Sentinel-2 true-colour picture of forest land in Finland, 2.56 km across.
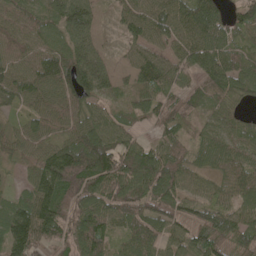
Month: May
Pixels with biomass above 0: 91%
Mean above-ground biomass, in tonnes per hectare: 90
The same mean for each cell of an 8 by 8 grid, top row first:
62 83 120 20 84 97 136 77
71 77 93 9 61 59 110 68
85 110 142 59 85 62 84 98
42 83 87 57 75 101 55 46
63 69 137 105 53 74 78 75
25 146 208 157 143 107 54 81
94 157 132 111 101 86 86 74
141 91 138 77 106 64 116 98
